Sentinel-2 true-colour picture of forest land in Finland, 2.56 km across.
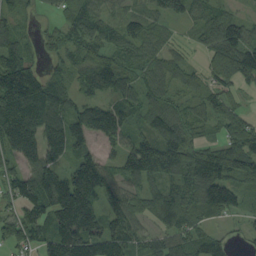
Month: September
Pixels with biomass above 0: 85%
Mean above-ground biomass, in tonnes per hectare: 96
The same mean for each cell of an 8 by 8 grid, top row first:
47 18 80 45 65 73 71 48
107 40 72 69 77 35 70 142
211 95 79 114 62 71 64 103
210 164 97 122 88 71 58 53
180 171 98 67 103 150 53 99
72 126 160 91 130 90 168 104
70 120 214 86 76 110 138 63
87 103 135 118 61 90 69 22
